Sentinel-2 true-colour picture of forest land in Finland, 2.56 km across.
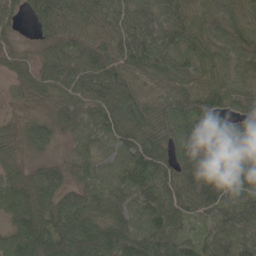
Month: May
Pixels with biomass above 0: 96%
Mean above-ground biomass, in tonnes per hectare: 86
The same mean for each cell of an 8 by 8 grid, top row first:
43 97 78 81 92 102 88 90
43 49 84 90 109 87 83 94
66 79 88 104 74 98 73 79
37 39 66 95 90 104 112 76
50 59 44 69 103 100 90 115
60 82 49 78 101 96 120 84
91 90 100 87 92 90 86 88
105 137 151 133 109 85 61 78
